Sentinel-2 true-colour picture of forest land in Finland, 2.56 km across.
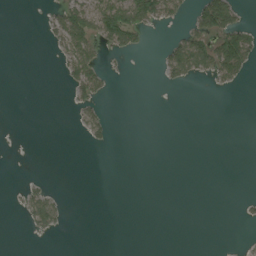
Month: August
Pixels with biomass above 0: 16%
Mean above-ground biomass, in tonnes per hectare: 14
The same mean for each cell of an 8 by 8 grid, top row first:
0 11 64 93 68 16 89 28
0 5 59 29 11 41 63 103
0 0 51 9 0 21 12 25
0 0 18 4 0 0 0 0
0 0 2 11 0 0 0 0
0 3 0 0 0 0 0 0
5 55 0 0 0 0 0 4
0 3 0 0 0 0 0 2
